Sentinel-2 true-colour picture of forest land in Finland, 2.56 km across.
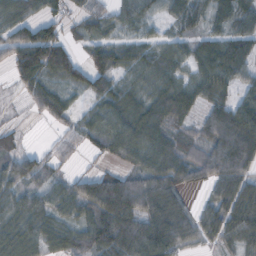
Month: October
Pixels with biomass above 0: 85%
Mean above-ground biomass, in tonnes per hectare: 73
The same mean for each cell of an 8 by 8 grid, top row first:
46 44 48 53 52 57 54 55
98 133 36 72 60 51 66 74
45 61 56 66 59 62 77 50
6 67 33 81 84 92 62 108
32 17 42 86 106 80 94 159
105 52 44 63 92 95 92 110
90 72 54 151 120 89 67 100
86 52 49 97 145 111 56 76
